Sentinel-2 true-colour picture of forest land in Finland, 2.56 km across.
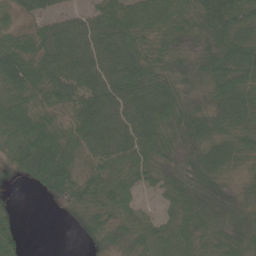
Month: June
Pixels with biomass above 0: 90%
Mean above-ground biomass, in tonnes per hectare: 58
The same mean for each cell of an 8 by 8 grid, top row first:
33 51 44 70 65 53 94 74
71 81 87 91 48 39 59 92
79 74 86 84 71 55 57 70
79 46 70 80 75 60 52 67
59 90 64 90 66 44 70 50
22 98 48 48 38 55 78 27
11 4 35 47 24 52 86 58
40 0 9 38 40 59 59 62
